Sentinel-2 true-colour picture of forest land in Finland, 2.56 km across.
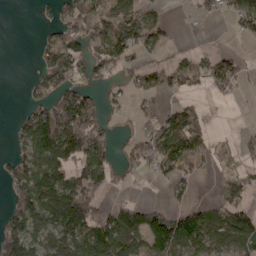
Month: April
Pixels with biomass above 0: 55%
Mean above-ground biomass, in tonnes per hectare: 69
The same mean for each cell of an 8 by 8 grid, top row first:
0 19 93 93 82 2 31 74
0 69 81 104 66 16 18 10
0 93 56 39 51 49 67 60
15 125 170 20 31 79 15 2
43 173 154 50 75 138 63 44
81 129 91 34 14 57 15 45
90 154 165 47 70 42 64 83
138 110 146 128 78 118 83 83
